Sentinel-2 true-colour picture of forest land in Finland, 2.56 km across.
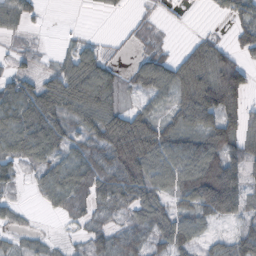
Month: October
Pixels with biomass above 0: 74%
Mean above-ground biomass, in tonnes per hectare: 57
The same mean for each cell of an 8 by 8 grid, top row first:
53 4 0 7 17 5 4 43
14 6 47 9 27 11 57 30
54 52 116 69 75 69 85 80
73 85 83 85 58 45 100 74
63 78 44 121 161 79 98 83
37 42 59 91 111 91 125 82
21 19 45 53 62 45 83 62
22 15 18 57 57 81 31 76
